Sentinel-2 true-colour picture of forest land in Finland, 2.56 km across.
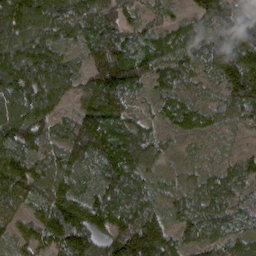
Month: March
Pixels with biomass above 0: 95%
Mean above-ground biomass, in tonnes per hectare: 98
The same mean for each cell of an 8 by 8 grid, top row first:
137 115 120 102 46 36 109 101
126 99 68 128 87 90 96 144
145 103 64 157 96 102 71 158
133 102 75 132 47 91 73 80
109 85 134 145 132 28 31 17
127 100 72 119 80 27 63 81
70 96 142 126 108 67 102 81
83 86 158 135 235 91 72 63
